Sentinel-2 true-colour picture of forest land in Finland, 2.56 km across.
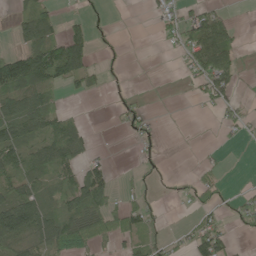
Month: May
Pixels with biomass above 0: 45%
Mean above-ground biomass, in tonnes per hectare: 41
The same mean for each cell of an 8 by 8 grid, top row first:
21 39 19 6 4 35 70 3
30 118 96 10 0 23 127 31
143 90 52 6 0 2 79 26
79 72 14 7 24 0 5 22
81 82 62 1 30 0 2 3
59 54 69 34 17 8 18 0
109 64 91 64 49 2 28 20
76 82 84 38 48 15 95 6
